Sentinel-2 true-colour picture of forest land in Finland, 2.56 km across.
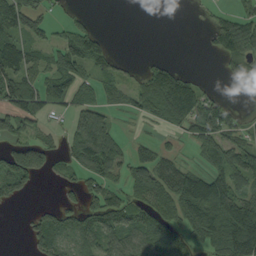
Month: September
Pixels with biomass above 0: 59%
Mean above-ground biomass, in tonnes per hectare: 57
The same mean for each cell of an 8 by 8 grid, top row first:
78 37 19 0 0 0 9 27
95 56 93 25 0 0 13 83
106 67 66 40 38 93 6 31
87 40 69 33 36 90 76 15
76 54 90 77 28 14 76 48
117 29 44 55 70 99 91 59
6 28 54 77 61 85 147 135
0 70 55 68 76 80 75 178
